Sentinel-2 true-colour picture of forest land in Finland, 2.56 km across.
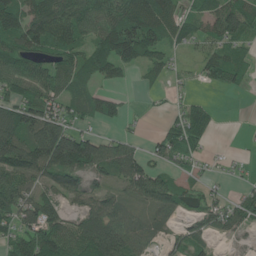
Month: June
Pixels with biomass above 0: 73%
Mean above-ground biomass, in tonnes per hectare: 69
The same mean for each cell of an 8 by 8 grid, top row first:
108 127 94 92 136 78 74 102
102 88 72 123 121 43 37 57
84 83 77 46 20 15 32 39
100 86 55 41 5 21 50 0
158 179 133 50 20 72 27 2
97 79 75 62 109 49 20 7
85 77 55 80 55 63 48 57
68 104 92 131 74 34 39 17
